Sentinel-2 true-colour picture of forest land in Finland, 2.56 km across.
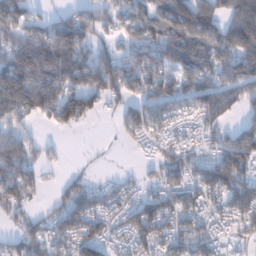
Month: January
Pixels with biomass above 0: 75%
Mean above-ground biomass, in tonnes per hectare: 91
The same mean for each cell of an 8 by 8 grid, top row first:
131 49 89 67 104 67 115 148
144 192 134 56 118 131 128 150
172 149 148 141 112 114 105 109
130 107 155 32 95 49 110 57
103 24 1 6 40 49 35 136
145 17 31 16 22 83 105 132
78 32 111 71 101 97 69 106
61 89 109 53 90 90 76 30
